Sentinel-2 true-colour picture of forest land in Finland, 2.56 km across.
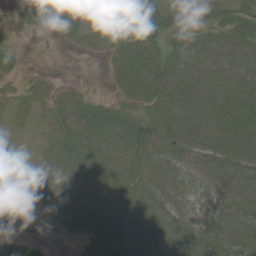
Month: June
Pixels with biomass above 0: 80%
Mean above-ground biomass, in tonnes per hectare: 36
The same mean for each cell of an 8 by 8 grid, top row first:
7 40 51 39 65 41 35 49
16 2 13 36 52 38 49 56
12 13 6 16 66 56 53 52
19 22 49 44 37 56 58 52
10 15 52 48 60 51 52 52
11 25 45 38 37 31 45 50
12 19 42 29 38 30 30 51
19 4 9 35 38 38 50 49
